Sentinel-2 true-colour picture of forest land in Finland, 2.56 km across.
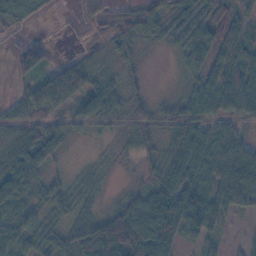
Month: November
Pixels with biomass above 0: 85%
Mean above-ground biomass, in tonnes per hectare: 58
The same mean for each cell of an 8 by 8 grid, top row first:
38 8 15 33 73 74 89 65
37 42 10 31 20 47 94 83
41 73 56 38 22 17 81 99
31 65 66 66 49 63 67 77
56 71 6 12 44 63 65 58
84 38 23 8 23 89 66 132
53 68 43 39 95 122 90 61
71 65 83 150 129 71 33 8
